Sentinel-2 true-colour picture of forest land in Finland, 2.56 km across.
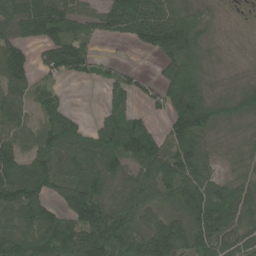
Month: June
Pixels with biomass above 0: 83%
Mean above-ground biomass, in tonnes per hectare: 109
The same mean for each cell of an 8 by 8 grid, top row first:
134 187 80 113 180 126 43 7
92 106 96 3 62 151 61 12
107 47 39 79 36 218 73 39
78 98 19 83 42 172 142 112
81 124 132 169 168 121 62 48
186 165 128 117 132 188 98 61
163 85 150 111 105 96 172 114
128 166 149 167 149 137 142 97
